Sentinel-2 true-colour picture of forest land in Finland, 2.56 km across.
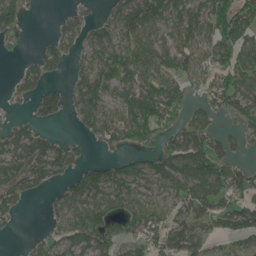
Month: June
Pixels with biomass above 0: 67%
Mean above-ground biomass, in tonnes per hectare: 66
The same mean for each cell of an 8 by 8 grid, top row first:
85 1 42 50 138 80 89 87
13 46 49 80 84 76 70 86
32 49 42 75 77 68 54 94
13 75 64 53 101 52 61 73
90 70 24 49 42 71 94 40
79 73 72 81 60 92 103 76
48 19 87 81 78 63 82 91
4 40 80 78 70 100 61 68
